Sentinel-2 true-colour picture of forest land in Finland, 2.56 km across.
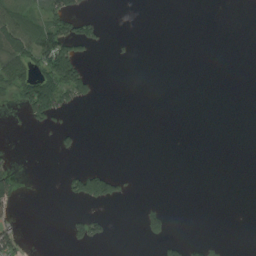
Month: August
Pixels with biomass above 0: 15%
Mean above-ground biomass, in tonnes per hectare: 17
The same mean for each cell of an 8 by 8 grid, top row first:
84 58 47 0 0 0 0 0
67 105 42 4 0 0 0 0
60 74 93 0 0 0 0 0
7 61 7 0 0 0 0 0
2 1 14 0 0 0 0 0
29 0 63 68 0 0 0 0
15 0 7 9 23 2 0 0
37 0 41 9 19 26 16 0
